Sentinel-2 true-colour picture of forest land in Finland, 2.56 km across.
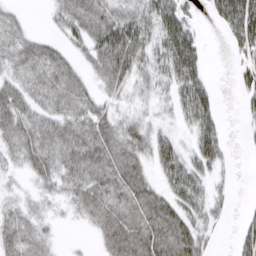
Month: March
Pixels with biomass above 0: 72%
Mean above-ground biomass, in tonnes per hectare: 33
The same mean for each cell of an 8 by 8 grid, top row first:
13 9 47 44 45 56 16 83
35 27 23 62 41 72 8 43
28 41 26 40 23 53 25 29
43 35 37 21 13 26 45 14
37 45 45 43 31 30 49 2
11 34 40 40 24 51 29 2
21 13 26 42 42 40 38 5
38 19 2 42 50 52 22 31
